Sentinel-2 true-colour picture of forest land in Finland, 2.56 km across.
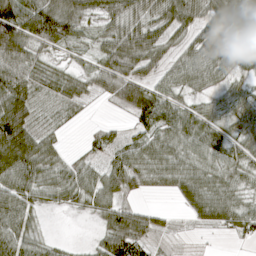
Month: April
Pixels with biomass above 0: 83%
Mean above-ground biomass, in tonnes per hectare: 51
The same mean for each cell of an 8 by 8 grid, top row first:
101 100 61 61 55 69 65 74
89 47 29 66 83 35 89 67
82 35 38 71 52 51 57 35
95 14 12 9 79 55 44 56
107 39 7 36 53 59 58 49
86 62 56 58 52 54 55 47
43 24 28 51 25 11 61 50
49 23 4 63 46 9 5 21
